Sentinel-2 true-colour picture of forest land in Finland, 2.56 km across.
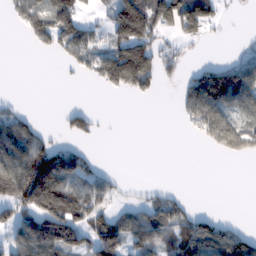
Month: February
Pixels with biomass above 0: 48%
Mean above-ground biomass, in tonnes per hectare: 69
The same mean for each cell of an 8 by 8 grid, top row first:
55 136 75 93 156 147 104 3
0 42 90 102 139 41 6 16
0 0 14 112 107 31 132 136
47 0 58 2 0 21 149 93
145 80 38 0 0 0 62 104
170 183 89 29 0 0 0 0
122 144 110 45 65 73 5 0
79 138 88 134 99 93 124 100
